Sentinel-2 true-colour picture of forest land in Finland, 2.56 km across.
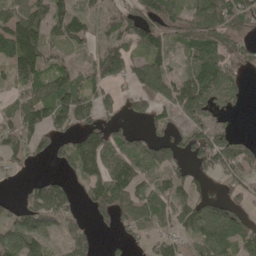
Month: May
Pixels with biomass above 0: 70%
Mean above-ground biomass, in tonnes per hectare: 80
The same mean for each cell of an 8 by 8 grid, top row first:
102 126 52 48 128 99 108 93
177 87 38 95 89 52 119 76
73 84 64 90 145 73 116 54
67 131 118 43 52 74 82 12
90 64 103 95 100 75 118 61
17 36 60 118 53 54 47 74
52 210 48 116 65 63 77 47
96 58 78 13 36 72 79 66
